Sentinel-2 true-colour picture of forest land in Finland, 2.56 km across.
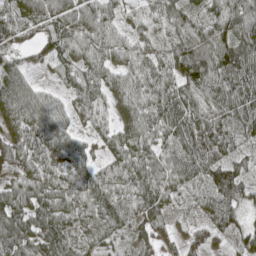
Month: May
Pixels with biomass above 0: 93%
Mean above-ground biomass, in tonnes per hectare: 69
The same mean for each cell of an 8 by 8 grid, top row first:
69 81 77 53 37 71 69 86
60 71 71 73 50 78 103 122
69 11 55 58 73 81 96 94
71 72 44 53 79 95 68 72
68 73 40 54 75 85 100 44
51 66 65 76 99 85 72 71
84 87 67 96 88 23 51 53
105 96 44 43 53 35 38 41
